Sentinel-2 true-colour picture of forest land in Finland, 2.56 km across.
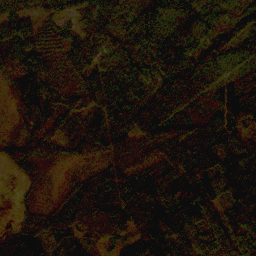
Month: October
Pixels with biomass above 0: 92%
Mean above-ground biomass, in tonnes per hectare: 68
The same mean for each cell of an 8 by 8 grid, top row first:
41 24 24 39 100 135 74 85
56 35 55 55 89 139 87 74
37 34 39 75 57 183 97 79
31 51 61 84 120 118 60 127
36 59 74 63 68 75 67 85
18 9 31 66 39 70 83 96
18 37 111 67 103 66 63 75
103 57 39 47 83 50 60 63
